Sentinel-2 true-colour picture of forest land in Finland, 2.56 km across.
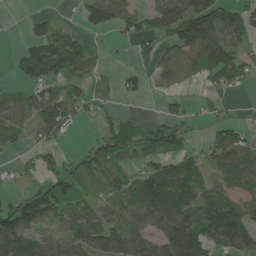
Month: June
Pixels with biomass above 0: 66%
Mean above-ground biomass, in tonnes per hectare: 79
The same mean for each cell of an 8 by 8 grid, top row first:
2 27 39 94 66 129 162 97
16 145 101 9 43 88 156 71
32 96 55 14 33 53 50 54
66 93 38 20 6 47 30 7
29 51 12 104 93 105 57 94
16 54 110 101 97 156 58 90
85 120 88 62 121 176 158 111
174 72 99 106 79 198 133 135
